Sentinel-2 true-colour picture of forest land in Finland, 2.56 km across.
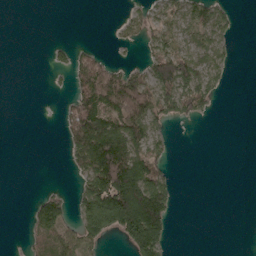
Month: May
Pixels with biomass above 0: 38%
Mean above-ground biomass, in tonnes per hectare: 45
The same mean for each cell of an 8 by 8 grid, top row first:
0 0 0 2 33 38 76 13
0 14 24 13 33 61 98 7
0 7 57 86 69 132 78 0
0 0 98 94 113 60 22 0
0 0 110 168 116 12 0 0
0 0 52 176 129 16 0 0
0 74 60 192 223 31 0 0
0 50 70 22 165 7 0 0
